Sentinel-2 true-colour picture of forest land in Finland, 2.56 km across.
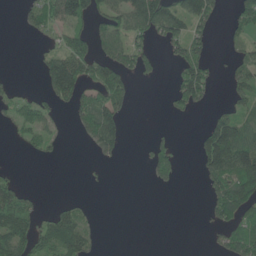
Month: June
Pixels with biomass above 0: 41%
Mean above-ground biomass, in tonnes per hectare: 45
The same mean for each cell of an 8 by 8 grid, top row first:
7 57 96 83 119 92 69 63
0 18 71 77 41 44 34 20
7 71 77 81 23 44 55 48
36 33 54 82 0 17 22 43
11 27 11 59 7 24 116 142
16 0 2 2 8 50 59 132
113 12 27 0 0 0 24 102
107 81 88 0 0 0 7 78
